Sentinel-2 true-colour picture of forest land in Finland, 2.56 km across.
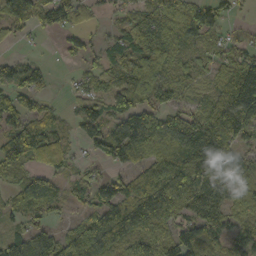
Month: October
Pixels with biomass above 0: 78%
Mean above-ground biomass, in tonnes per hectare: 80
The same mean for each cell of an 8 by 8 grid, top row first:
123 77 48 26 79 115 97 13
14 3 48 50 110 87 50 43
64 37 28 68 116 57 41 139
78 44 50 71 81 60 91 190
119 97 30 93 125 117 209 66
35 49 31 44 84 150 143 115
56 53 28 121 127 94 128 67
64 75 126 132 87 100 106 64
